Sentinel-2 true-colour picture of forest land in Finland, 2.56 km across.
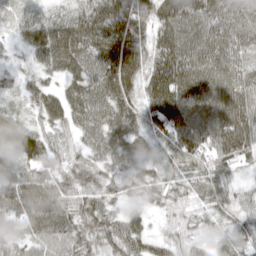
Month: April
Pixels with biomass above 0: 94%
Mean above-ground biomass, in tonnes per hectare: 62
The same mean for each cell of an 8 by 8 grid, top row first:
25 42 60 80 60 89 78 75
23 77 75 78 55 78 87 70
32 40 66 91 52 86 96 76
31 74 74 85 57 84 93 98
74 65 47 81 49 65 69 87
57 59 72 53 51 42 62 23
62 81 62 43 34 43 41 41
43 71 65 68 52 48 28 57
